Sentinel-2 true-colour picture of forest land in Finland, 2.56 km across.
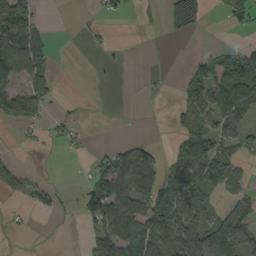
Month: September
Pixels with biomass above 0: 43%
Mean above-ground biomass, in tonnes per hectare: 42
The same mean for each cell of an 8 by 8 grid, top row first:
129 4 3 19 17 50 10 35
116 36 1 7 0 0 11 31
65 50 0 1 3 9 79 132
65 21 5 0 0 29 76 81
4 13 13 13 33 31 88 50
34 4 4 92 94 64 101 29
20 33 13 98 78 99 41 50
1 13 12 104 104 94 92 76
